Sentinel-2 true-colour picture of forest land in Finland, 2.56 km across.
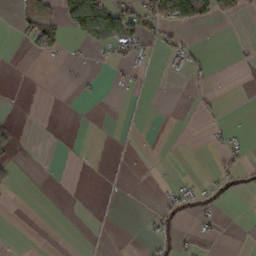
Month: October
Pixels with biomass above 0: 14%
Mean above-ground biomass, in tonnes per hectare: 10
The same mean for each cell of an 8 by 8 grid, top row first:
12 24 99 78 60 65 36 9
2 38 4 28 23 26 2 1
0 0 5 5 6 5 9 0
0 0 0 0 3 0 5 0
10 0 1 3 1 0 5 7
5 0 0 3 0 1 5 18
0 0 0 3 0 17 11 0
0 0 1 2 6 10 9 1
